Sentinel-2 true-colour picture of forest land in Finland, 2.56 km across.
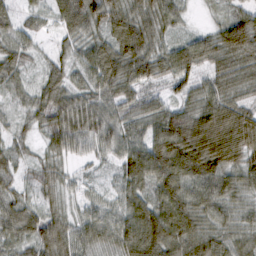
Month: February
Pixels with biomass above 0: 95%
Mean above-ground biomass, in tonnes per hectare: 62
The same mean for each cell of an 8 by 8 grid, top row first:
34 32 100 73 63 44 13 56
49 16 47 78 83 61 67 93
40 46 40 81 60 55 48 61
28 62 83 57 55 63 86 64
32 40 54 60 82 124 138 98
33 45 20 21 85 93 101 70
58 43 32 39 75 91 73 51
56 81 61 59 115 91 74 57
